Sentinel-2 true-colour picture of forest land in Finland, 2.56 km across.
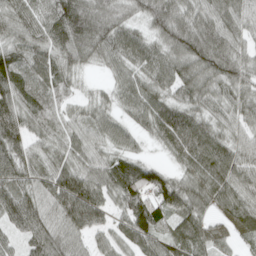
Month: April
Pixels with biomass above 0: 94%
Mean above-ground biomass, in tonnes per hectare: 68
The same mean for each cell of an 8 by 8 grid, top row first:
74 71 113 65 63 90 68 67
65 66 80 70 61 80 105 53
92 62 25 29 59 82 74 70
84 67 34 39 68 81 52 58
80 53 58 52 21 89 79 49
81 79 86 82 80 52 75 66
82 70 120 49 101 90 51 60
36 85 49 49 76 70 61 27
